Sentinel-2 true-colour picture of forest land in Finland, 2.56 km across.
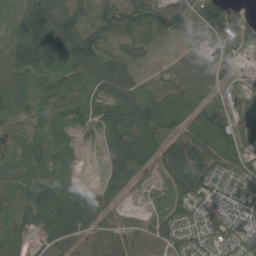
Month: May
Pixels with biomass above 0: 90%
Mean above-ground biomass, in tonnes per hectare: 95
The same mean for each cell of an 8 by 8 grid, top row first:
81 185 76 103 137 136 180 71
123 169 148 63 60 21 80 83
100 81 101 138 39 97 86 42
121 72 76 156 140 93 118 69
104 89 45 70 117 133 130 103
84 65 16 105 64 139 143 108
104 124 94 53 42 121 96 86
76 66 64 70 64 71 69 102
